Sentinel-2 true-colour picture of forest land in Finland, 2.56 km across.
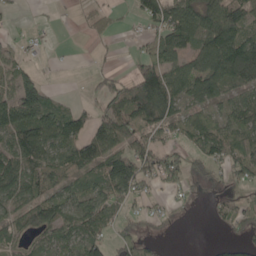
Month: May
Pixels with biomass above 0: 63%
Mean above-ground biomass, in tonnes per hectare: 63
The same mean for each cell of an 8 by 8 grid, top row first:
9 3 8 26 64 112 105 75
19 6 0 6 28 93 125 149
67 14 1 37 141 89 120 81
141 117 45 80 127 71 52 63
94 100 95 85 62 42 78 92
106 119 57 108 73 64 27 55
73 98 83 60 18 15 11 49
42 54 82 43 30 2 1 25
